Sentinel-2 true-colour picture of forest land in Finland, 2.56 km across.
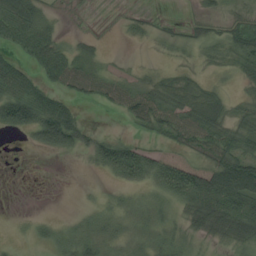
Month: August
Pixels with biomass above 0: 62%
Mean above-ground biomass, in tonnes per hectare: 31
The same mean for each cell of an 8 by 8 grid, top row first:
71 25 2 1 9 2 16 12
38 60 17 1 3 11 22 39
65 36 52 31 16 24 12 20
80 81 19 12 56 51 59 28
0 57 37 43 22 32 56 56
0 0 1 20 36 63 70 115
0 0 5 15 20 20 68 61
3 16 37 25 20 27 18 45
